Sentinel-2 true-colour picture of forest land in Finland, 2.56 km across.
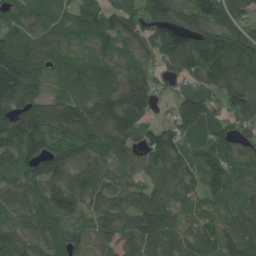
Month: July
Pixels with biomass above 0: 92%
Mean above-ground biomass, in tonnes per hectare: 113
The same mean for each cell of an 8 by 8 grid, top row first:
90 87 92 104 120 165 131 115
145 105 50 73 102 158 162 158
219 94 135 130 124 52 102 125
147 139 136 171 119 71 103 95
188 130 137 110 80 106 107 117
100 130 124 81 72 124 122 72
88 131 116 116 127 87 52 80
106 119 86 87 119 86 104 128
